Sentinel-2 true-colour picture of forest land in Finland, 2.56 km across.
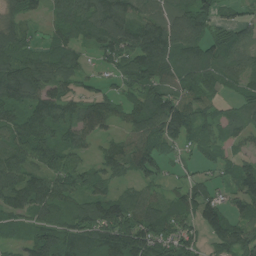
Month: July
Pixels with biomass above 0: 87%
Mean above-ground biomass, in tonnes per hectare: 82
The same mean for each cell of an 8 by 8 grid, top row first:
61 40 101 138 73 79 89 55
99 65 55 100 137 105 91 85
147 102 55 33 103 92 79 68
67 92 80 69 93 136 72 43
74 87 65 46 83 55 59 38
87 81 77 62 70 23 28 90
73 87 79 122 97 69 115 63
33 103 118 137 124 110 63 117
